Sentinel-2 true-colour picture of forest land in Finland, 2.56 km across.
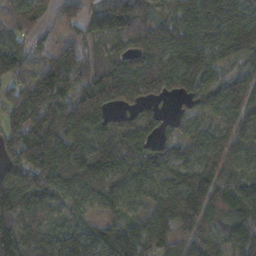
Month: November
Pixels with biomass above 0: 93%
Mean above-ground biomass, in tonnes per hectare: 118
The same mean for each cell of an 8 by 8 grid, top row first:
68 29 71 147 85 119 169 130
85 59 82 55 125 173 138 158
92 166 127 154 179 122 101 72
134 187 181 89 62 43 62 100
138 214 106 129 94 72 71 78
98 171 118 110 100 101 134 99
172 82 53 70 62 233 158 155
199 106 112 144 128 148 160 194
